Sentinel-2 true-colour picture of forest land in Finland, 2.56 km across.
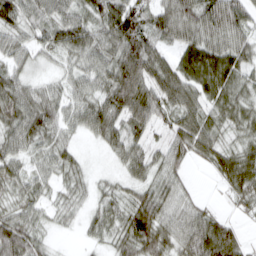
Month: March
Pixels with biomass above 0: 91%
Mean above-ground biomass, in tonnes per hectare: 54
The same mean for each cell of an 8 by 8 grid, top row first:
60 54 47 80 46 73 77 64
49 43 66 71 79 47 79 65
53 26 44 74 79 76 81 51
73 70 53 73 80 59 50 52
55 50 18 42 44 56 62 39
43 37 30 18 42 45 12 77
38 29 24 40 92 56 26 27
96 24 8 34 87 58 103 46
